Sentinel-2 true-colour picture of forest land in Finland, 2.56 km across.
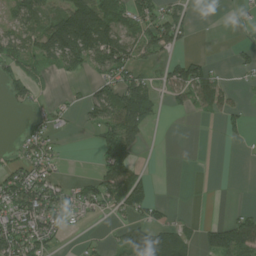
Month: July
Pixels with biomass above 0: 49%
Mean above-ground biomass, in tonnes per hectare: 51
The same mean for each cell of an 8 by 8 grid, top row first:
63 59 160 62 65 64 0 16
83 95 148 120 65 37 0 21
51 14 17 67 54 74 92 10
10 28 28 94 93 18 36 25
23 40 0 96 29 0 0 8
80 72 18 94 41 0 0 0
113 86 52 45 76 15 0 18
101 64 9 21 98 72 67 151
